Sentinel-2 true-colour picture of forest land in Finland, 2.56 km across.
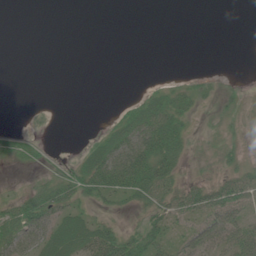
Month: June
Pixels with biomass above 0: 44%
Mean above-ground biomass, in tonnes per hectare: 20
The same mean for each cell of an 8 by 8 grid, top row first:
0 0 0 0 0 0 0 0
0 0 0 0 0 0 0 0
0 0 0 0 1 5 9 3
0 1 0 4 38 33 9 16
17 5 4 49 65 47 14 12
2 18 42 67 68 35 16 38
38 57 26 15 29 47 57 47
47 49 50 53 47 26 38 59
